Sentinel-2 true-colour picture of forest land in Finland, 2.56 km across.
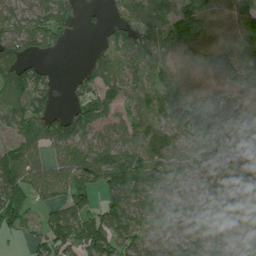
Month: July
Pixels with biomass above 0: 83%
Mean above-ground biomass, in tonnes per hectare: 86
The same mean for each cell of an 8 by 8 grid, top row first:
53 105 34 25 97 118 106 98
93 57 0 60 85 73 98 101
128 49 49 87 61 63 18 76
86 84 83 67 74 134 111 84
85 77 87 78 90 89 131 111
124 93 93 138 133 78 74 123
147 48 88 102 83 90 77 95
20 87 127 115 65 67 102 97
